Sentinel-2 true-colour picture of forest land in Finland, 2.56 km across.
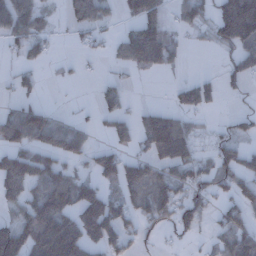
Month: December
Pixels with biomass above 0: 55%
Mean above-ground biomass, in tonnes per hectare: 71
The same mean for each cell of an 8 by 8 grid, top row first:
118 37 72 23 114 41 56 267
35 28 18 26 163 54 18 87
36 6 11 24 7 15 42 40
62 34 8 67 49 73 43 28
81 78 68 66 67 171 21 49
124 110 56 96 116 86 68 106
50 132 141 112 97 95 48 78
139 183 140 91 29 17 20 113
